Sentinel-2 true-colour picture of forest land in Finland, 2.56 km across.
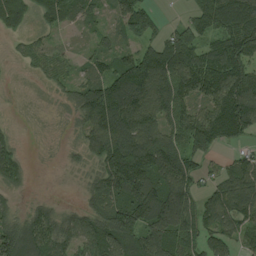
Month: August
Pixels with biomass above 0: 83%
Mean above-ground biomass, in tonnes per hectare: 104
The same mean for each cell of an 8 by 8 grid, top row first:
117 95 80 54 134 11 146 158
21 48 19 67 96 169 97 152
3 39 69 140 179 155 145 157
2 5 92 194 153 116 114 198
45 3 53 174 167 102 139 56
82 1 22 191 180 177 49 125
38 67 58 147 175 202 103 136
164 122 102 143 127 137 101 72
